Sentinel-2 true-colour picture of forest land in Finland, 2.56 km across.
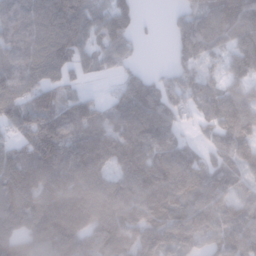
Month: January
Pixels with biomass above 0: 86%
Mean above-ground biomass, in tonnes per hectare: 111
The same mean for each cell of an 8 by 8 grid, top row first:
105 124 113 113 10 37 116 141
100 119 88 96 13 62 107 118
125 93 38 26 73 93 64 91
128 159 117 87 170 76 91 131
74 183 140 150 138 90 49 132
133 148 145 96 143 144 107 85
142 172 160 159 133 123 122 97
113 153 135 167 125 107 88 127
